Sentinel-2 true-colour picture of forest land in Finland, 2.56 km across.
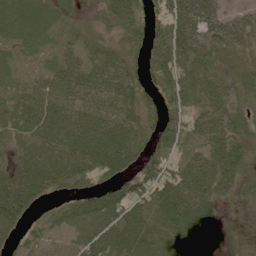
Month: June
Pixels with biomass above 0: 89%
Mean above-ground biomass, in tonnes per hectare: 61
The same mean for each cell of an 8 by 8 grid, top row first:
70 51 17 54 50 77 69 30
35 33 37 27 47 72 66 48
29 53 71 71 44 69 64 52
63 86 74 71 64 53 58 46
48 90 98 112 55 64 73 52
65 90 68 63 80 81 90 59
101 30 64 103 71 98 64 18
45 52 72 79 58 71 46 10
